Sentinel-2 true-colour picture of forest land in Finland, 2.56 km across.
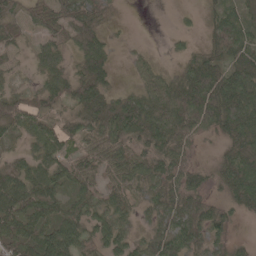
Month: May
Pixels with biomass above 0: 85%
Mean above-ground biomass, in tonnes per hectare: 45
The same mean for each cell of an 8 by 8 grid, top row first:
23 43 52 6 0 5 17 42
17 40 71 20 5 8 34 53
14 39 59 25 26 35 82 72
67 43 55 76 68 67 91 93
17 53 37 62 58 66 7 50
64 56 54 37 56 51 27 73
67 61 53 51 22 47 34 31
64 72 55 58 26 58 28 8
